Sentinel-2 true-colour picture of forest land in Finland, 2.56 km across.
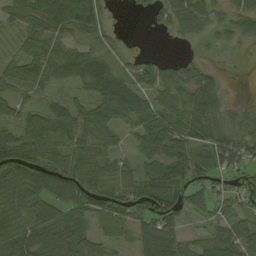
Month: August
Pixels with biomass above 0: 82%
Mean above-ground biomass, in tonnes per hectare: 55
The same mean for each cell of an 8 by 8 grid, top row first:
51 86 89 13 14 51 44 44
32 69 41 27 1 3 10 12
58 55 67 86 66 60 44 3
50 47 55 73 58 72 73 30
76 69 58 35 48 82 71 63
54 56 65 57 53 71 73 49
55 59 76 73 76 66 42 34
84 90 77 31 81 69 55 74
